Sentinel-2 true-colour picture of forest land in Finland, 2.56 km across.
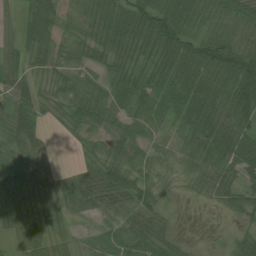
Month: July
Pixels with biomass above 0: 87%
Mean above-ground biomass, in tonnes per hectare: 41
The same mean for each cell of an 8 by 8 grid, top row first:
24 48 37 63 70 64 46 43
34 38 37 50 53 68 72 51
42 31 39 39 49 59 63 83
54 21 52 47 45 52 61 65
36 18 16 34 34 26 60 58
50 20 24 62 28 22 41 38
56 36 29 28 38 8 7 36
36 51 27 33 38 19 3 30
